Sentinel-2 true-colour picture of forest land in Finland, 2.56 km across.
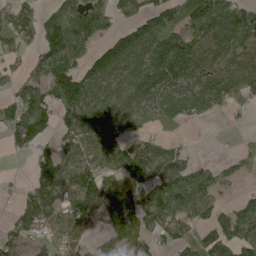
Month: May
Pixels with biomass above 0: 72%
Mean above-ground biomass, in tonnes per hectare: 92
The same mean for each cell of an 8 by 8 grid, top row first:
79 60 114 71 80 114 186 108
67 107 89 111 147 181 89 90
53 103 126 91 153 129 103 111
95 92 134 125 85 106 59 29
65 46 97 183 71 39 0 17
5 90 109 88 128 164 92 36
44 92 102 140 114 119 84 68
60 49 70 115 65 74 88 106
